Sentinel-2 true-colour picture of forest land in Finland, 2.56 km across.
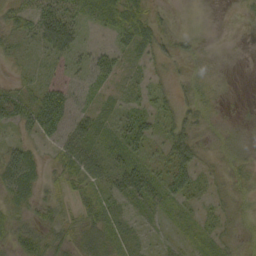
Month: September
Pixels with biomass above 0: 72%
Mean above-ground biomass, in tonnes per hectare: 24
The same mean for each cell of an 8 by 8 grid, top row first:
26 43 29 51 39 6 0 5
18 32 24 16 34 22 4 1
12 19 14 11 13 10 15 1
58 90 22 18 28 26 11 3
24 17 39 29 36 47 11 16
30 15 35 42 52 52 15 14
18 25 22 26 26 21 15 13
27 28 25 25 10 9 29 16
